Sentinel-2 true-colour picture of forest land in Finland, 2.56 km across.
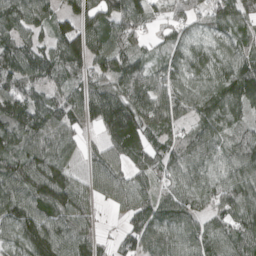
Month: April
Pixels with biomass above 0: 92%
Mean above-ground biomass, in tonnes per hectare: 89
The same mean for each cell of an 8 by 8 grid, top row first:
112 74 94 94 74 57 67 81
102 72 126 102 33 57 67 71
104 71 64 92 91 83 84 124
118 102 79 123 111 84 89 77
100 92 42 76 66 78 97 89
116 160 47 82 56 76 92 110
140 157 90 31 87 89 59 113
99 152 108 22 90 88 89 99
